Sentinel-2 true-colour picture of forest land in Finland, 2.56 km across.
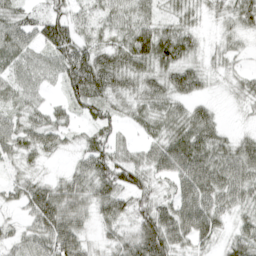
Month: April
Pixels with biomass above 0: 88%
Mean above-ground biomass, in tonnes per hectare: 48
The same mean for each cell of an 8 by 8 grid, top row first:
49 57 28 39 43 32 19 42
64 64 60 52 85 72 14 17
47 34 94 64 53 58 24 22
38 39 33 38 40 42 32 6
52 45 24 46 29 69 69 38
23 17 51 81 53 62 79 64
23 85 53 55 48 62 69 37
34 74 54 30 82 61 41 44
